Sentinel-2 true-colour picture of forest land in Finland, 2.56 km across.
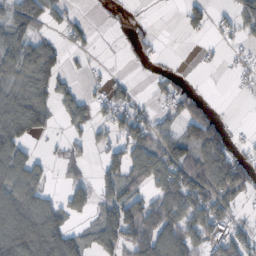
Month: October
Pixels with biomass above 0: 55%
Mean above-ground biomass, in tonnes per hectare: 55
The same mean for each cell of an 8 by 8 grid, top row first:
79 58 13 3 3 3 41 69
75 58 19 1 19 0 3 15
65 67 11 20 4 23 0 10
70 50 59 45 29 41 30 0
63 7 22 41 87 94 134 11
81 24 28 55 86 106 152 85
103 82 47 79 93 118 112 33
126 122 60 79 136 122 71 62
